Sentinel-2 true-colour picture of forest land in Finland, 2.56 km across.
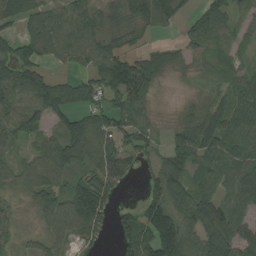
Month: August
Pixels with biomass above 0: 80%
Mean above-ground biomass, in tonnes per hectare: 63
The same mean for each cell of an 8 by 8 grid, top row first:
50 79 74 36 77 42 78 33
69 88 104 68 35 31 46 21
78 64 47 112 91 7 29 46
73 76 65 74 47 13 53 74
41 55 88 72 53 63 83 56
56 80 40 79 40 70 36 66
17 66 121 52 99 98 88 39
24 59 61 24 106 185 74 53
